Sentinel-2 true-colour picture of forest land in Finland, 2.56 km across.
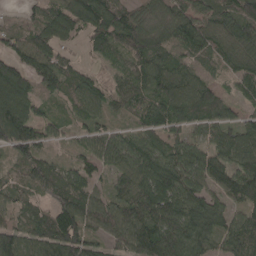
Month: April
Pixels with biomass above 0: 90%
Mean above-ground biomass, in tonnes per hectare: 77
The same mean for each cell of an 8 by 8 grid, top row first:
10 79 112 101 51 73 80 103
67 92 27 74 103 67 75 94
72 78 62 39 82 98 50 59
104 38 55 45 72 87 74 39
101 49 38 80 71 63 70 90
31 68 64 50 106 112 90 106
47 59 122 79 122 100 119 63
100 101 105 62 110 122 92 91
